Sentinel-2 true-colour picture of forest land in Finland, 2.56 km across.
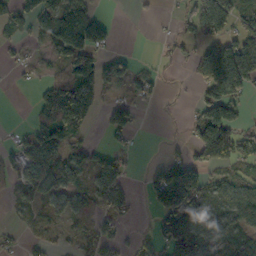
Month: October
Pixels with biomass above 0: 55%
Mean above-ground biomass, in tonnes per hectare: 63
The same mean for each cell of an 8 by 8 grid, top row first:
49 76 121 12 8 23 126 74
23 52 129 33 0 15 62 112
8 47 137 75 33 6 116 97
0 136 133 65 11 3 121 31
35 145 65 14 1 11 120 67
69 123 81 103 22 134 44 35
30 56 64 64 8 173 60 75
14 24 41 57 27 153 102 66
